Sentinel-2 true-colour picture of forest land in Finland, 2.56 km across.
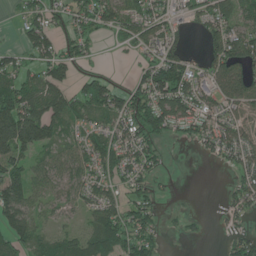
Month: June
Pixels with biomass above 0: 66%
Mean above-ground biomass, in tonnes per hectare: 59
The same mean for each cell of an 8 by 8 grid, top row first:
14 58 65 73 69 33 59 63
30 69 61 8 39 48 59 93
69 73 36 37 65 119 51 104
136 97 51 77 94 85 54 49
143 75 53 69 68 18 51 64
94 65 64 52 49 3 0 44
104 37 34 63 70 6 0 47
71 40 66 109 83 6 7 58
